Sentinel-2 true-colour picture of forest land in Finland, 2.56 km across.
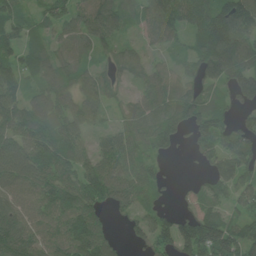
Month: June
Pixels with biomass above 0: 84%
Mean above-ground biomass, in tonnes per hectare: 81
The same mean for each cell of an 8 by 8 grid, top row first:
62 57 72 102 66 95 108 163
71 60 57 49 34 33 123 144
75 68 56 44 53 44 80 134
102 107 78 28 71 89 78 52
97 116 64 60 68 53 65 93
105 125 89 87 65 9 47 90
87 111 144 58 48 27 62 53
135 102 135 57 60 132 167 109
